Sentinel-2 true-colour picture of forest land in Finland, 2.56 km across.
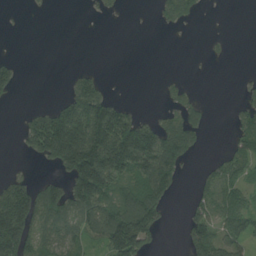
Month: July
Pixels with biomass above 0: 44%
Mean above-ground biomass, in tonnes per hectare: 63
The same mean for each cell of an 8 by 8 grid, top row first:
1 2 1 10 0 73 3 0
0 0 0 0 0 0 6 0
37 0 51 3 0 11 0 11
5 87 158 122 13 56 21 56
13 206 247 185 186 128 4 78
28 26 178 135 104 63 40 78
170 127 111 91 154 3 71 85
196 83 63 127 113 3 123 72
